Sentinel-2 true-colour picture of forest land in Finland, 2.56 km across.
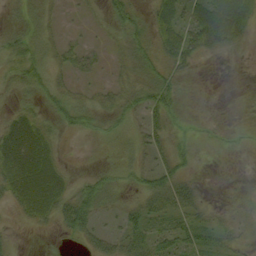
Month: September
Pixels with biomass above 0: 60%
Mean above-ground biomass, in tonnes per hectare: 19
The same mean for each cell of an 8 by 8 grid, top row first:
11 16 3 23 12 38 58 53
23 20 14 8 26 45 29 12
20 26 7 9 22 23 0 0
17 17 26 20 25 15 0 0
47 29 1 6 18 18 2 4
38 41 12 18 20 33 1 1
15 30 41 13 28 29 14 12
5 2 12 22 28 30 19 14
